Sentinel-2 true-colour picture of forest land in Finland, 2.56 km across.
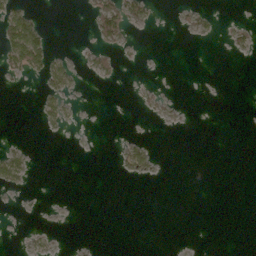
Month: April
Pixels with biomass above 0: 12%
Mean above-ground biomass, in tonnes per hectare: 6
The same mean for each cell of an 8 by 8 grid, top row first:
43 1 1 58 21 3 6 1
77 36 3 14 1 0 0 12
5 28 4 4 1 0 0 0
0 20 2 0 3 1 0 0
5 0 0 1 13 0 0 0
28 0 0 2 9 0 0 0
1 0 0 0 0 0 0 0
1 4 1 0 0 0 0 0
